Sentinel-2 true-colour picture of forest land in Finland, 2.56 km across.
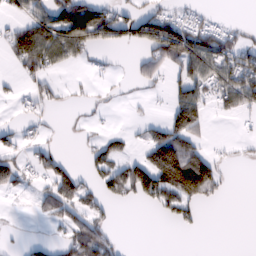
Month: February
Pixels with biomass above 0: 41%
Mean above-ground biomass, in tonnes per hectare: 39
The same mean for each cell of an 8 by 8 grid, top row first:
21 68 112 68 62 36 10 1
67 102 77 23 50 114 89 55
14 27 5 9 23 37 61 92
8 13 5 3 5 82 32 38
27 16 8 29 34 101 16 4
44 37 40 65 98 148 102 0
3 36 44 16 12 55 6 0
6 23 68 27 0 0 0 0
